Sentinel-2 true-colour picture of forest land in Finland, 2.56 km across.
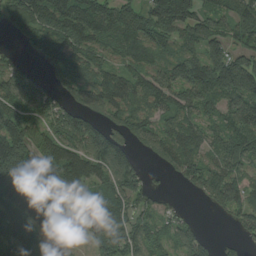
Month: August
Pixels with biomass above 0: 81%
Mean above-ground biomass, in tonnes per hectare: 104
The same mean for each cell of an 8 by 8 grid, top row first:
109 135 138 118 109 184 95 134
25 98 120 77 113 87 126 80
108 48 92 92 105 131 165 201
102 96 128 105 94 103 74 138
193 89 140 163 85 120 91 135
161 90 121 146 72 52 135 89
135 149 48 100 57 28 38 94
133 70 17 98 91 85 47 37
